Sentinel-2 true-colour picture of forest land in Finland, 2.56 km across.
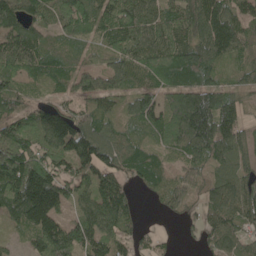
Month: May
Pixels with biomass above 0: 86%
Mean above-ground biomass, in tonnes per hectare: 95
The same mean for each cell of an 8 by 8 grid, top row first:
128 102 147 151 128 117 174 111
113 62 44 62 108 125 142 77
64 67 22 17 56 107 82 44
66 98 66 29 50 145 164 85
138 95 161 119 52 83 141 96
196 149 87 109 73 49 71 98
123 183 71 151 13 49 70 118
29 174 125 104 39 15 69 84
